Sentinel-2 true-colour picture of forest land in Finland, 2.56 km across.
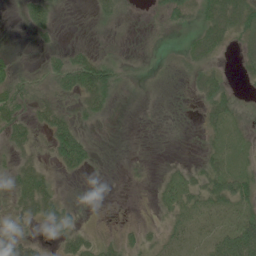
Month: June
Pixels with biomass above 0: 49%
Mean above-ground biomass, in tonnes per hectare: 21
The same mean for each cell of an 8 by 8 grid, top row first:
4 34 0 26 3 35 41 54
4 11 15 3 5 7 40 17
43 26 83 51 2 10 30 8
40 34 23 13 0 3 21 20
27 30 67 0 0 1 12 12
29 20 11 0 2 15 31 36
20 39 8 0 0 25 25 32
23 10 24 11 13 20 23 70
